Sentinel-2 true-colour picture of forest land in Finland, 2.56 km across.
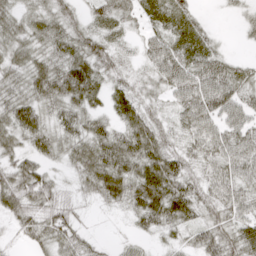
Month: April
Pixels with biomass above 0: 86%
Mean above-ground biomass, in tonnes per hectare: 42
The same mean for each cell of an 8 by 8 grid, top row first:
38 42 31 40 21 28 6 15
45 42 51 38 33 44 29 4
39 63 72 32 28 66 75 40
60 39 46 33 42 36 67 54
35 43 49 60 63 30 57 63
55 31 38 71 65 60 48 52
53 49 17 16 61 63 38 50
13 46 42 6 14 16 51 51
